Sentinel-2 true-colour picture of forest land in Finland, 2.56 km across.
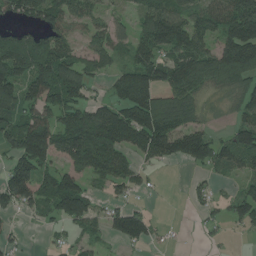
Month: July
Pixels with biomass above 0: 69%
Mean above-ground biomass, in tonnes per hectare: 92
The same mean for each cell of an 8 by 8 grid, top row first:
60 112 93 43 82 123 107 177
132 118 46 87 101 150 95 207
123 148 111 58 120 134 115 130
93 119 105 117 170 160 36 72
112 158 189 187 122 123 104 104
140 76 102 126 38 1 31 56
66 65 122 47 29 0 35 81
23 7 37 42 75 5 9 5
